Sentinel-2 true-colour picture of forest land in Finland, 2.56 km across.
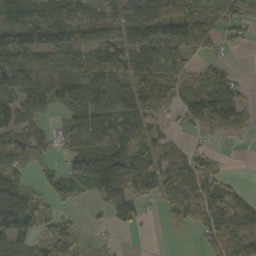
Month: October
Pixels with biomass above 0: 72%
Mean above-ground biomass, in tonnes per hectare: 68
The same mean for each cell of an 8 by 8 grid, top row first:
95 83 57 52 88 94 38 33
133 133 107 96 105 97 27 6
107 91 81 124 102 75 68 19
98 41 86 130 87 36 104 67
83 37 54 85 67 26 17 6
63 34 81 148 94 97 71 4
168 42 8 62 23 58 59 74
86 54 27 6 1 4 50 118
